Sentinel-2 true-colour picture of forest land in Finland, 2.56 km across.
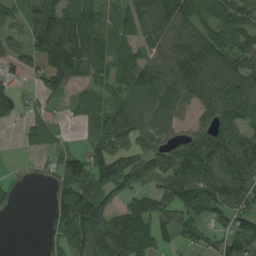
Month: August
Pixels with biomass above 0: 76%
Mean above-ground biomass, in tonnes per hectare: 84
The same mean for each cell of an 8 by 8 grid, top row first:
55 162 98 44 91 128 68 99
70 178 126 64 76 117 115 84
43 100 71 67 105 111 110 106
58 47 43 77 69 77 76 103
12 49 16 82 58 69 113 132
9 26 151 119 77 121 128 115
10 40 202 64 73 89 85 77
0 45 132 160 86 44 45 113
